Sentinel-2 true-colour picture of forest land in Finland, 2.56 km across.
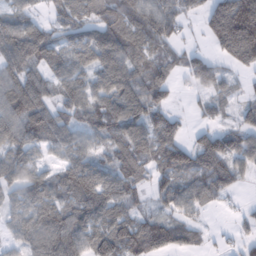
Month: February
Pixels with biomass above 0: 78%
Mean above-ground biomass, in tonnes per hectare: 80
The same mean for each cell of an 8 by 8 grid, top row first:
61 32 70 90 83 64 90 231
106 90 86 115 80 38 33 181
95 68 65 111 98 38 73 23
117 96 62 104 116 28 39 42
83 70 60 73 96 85 93 78
70 60 115 86 66 107 106 54
58 106 101 107 37 66 41 13
43 115 89 124 129 86 16 33
